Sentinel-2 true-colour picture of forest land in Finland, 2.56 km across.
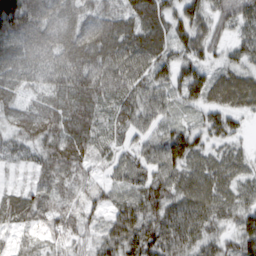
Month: March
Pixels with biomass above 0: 96%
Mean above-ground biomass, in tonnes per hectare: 75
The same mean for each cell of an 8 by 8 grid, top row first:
137 94 87 87 113 68 70 80
74 106 123 101 90 60 63 51
71 90 109 91 73 76 85 73
58 79 92 68 78 44 62 55
67 70 81 54 60 110 58 35
22 64 58 45 75 78 82 61
76 73 68 57 94 77 79 70
36 41 59 82 106 100 62 73
